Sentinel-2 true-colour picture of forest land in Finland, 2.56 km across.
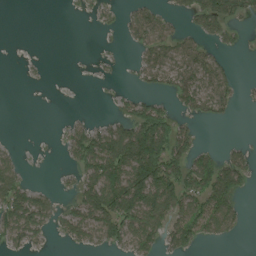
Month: August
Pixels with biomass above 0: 45%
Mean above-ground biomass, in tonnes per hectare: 41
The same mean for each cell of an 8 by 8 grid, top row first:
0 0 5 11 52 23 89 40
0 0 0 5 43 56 31 11
1 3 1 4 27 51 57 14
0 0 3 13 62 32 36 5
6 1 74 107 156 73 7 14
44 1 43 110 123 81 96 56
88 49 61 115 111 81 96 30
40 14 39 42 71 57 27 5
